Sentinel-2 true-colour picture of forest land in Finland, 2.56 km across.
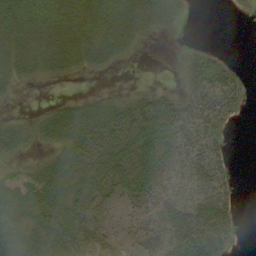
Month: September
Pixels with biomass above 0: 65%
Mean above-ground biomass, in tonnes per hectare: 28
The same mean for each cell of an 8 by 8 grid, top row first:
33 31 28 34 27 13 0 0
24 25 29 34 4 1 7 0
19 7 2 1 0 5 56 18
2 18 39 39 45 45 54 12
38 23 45 41 45 44 40 0
17 42 45 41 46 33 42 3
39 52 40 13 25 48 53 11
44 52 36 17 30 55 68 7
